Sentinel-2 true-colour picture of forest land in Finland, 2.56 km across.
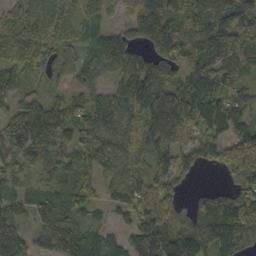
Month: October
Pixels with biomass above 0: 89%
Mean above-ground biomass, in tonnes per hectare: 92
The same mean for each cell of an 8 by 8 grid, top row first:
61 63 50 21 140 102 201 130
86 64 45 131 86 135 184 169
56 32 43 61 158 76 110 85
70 117 65 118 121 168 143 96
98 117 75 97 88 85 67 158
39 43 66 70 72 86 2 113
60 96 70 52 112 76 112 95
98 66 94 52 138 113 127 83
